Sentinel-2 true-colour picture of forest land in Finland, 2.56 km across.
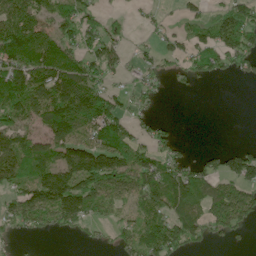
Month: June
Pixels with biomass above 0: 63%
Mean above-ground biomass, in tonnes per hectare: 75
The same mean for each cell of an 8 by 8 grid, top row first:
132 84 75 22 15 16 40 101
145 132 74 57 17 45 76 103
119 149 141 33 41 19 35 18
106 152 158 97 28 0 0 0
102 84 98 97 50 42 2 15
93 121 155 149 112 104 78 102
82 136 124 65 77 101 99 138
18 7 11 28 117 112 38 16
